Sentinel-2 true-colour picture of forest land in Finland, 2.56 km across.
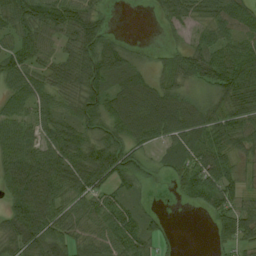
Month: August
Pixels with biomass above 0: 83%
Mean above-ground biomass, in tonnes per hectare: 60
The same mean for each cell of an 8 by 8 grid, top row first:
68 86 78 10 2 51 52 73
57 42 72 64 12 30 71 63
55 55 81 72 50 56 67 90
52 51 55 77 105 93 61 76
76 66 73 72 53 43 76 61
105 101 83 72 34 40 87 39
83 94 57 72 20 3 48 62
69 82 52 75 62 4 8 49
